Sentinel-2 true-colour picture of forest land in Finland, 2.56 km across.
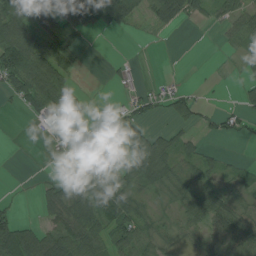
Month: August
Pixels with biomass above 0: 57%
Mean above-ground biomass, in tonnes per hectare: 40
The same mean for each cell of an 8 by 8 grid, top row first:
100 43 39 93 42 47 24 47
169 79 19 0 1 0 0 19
90 117 10 5 8 5 2 12
9 59 41 12 35 37 16 27
1 14 72 7 80 41 11 8
1 8 38 51 64 53 43 28
12 42 75 77 28 22 62 26
106 84 88 61 48 21 36 52
